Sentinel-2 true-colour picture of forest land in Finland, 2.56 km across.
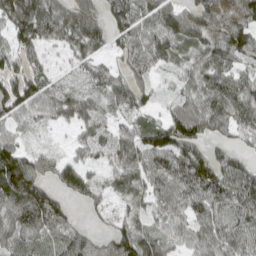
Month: April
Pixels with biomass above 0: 85%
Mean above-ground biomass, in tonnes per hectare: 68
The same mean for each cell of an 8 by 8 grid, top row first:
105 96 97 60 76 85 67 62
86 41 65 40 80 69 83 77
87 55 45 58 40 27 78 76
69 48 72 41 41 58 87 74
55 17 35 53 84 119 58 31
163 52 91 41 70 96 107 83
101 109 15 27 35 61 84 77
62 60 68 67 92 47 67 70
